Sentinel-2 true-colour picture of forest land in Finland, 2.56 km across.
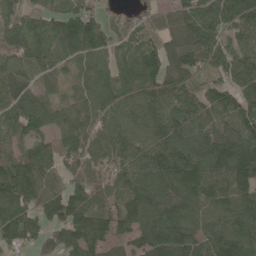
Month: May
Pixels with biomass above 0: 91%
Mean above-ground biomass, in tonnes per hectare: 95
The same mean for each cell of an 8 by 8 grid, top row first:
83 76 102 36 43 72 91 112
125 69 142 72 92 87 106 71
113 38 51 83 124 87 36 94
106 84 77 87 96 97 99 95
80 57 121 113 89 120 122 146
149 67 94 91 99 128 119 132
117 104 116 77 107 104 81 95
84 80 113 87 101 135 95 127
